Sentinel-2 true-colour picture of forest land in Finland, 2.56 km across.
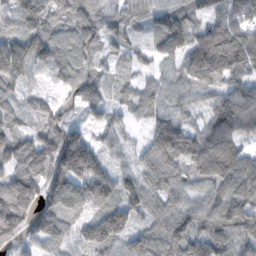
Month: November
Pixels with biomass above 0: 91%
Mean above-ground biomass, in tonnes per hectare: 87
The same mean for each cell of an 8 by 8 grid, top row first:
87 86 83 63 55 106 76 86
116 79 66 44 30 98 168 161
85 15 55 32 32 62 98 90
54 50 33 43 52 71 64 139
88 112 136 45 44 154 141 95
102 103 133 85 77 78 108 149
153 86 59 102 77 80 80 135
61 87 61 107 91 119 130 104
